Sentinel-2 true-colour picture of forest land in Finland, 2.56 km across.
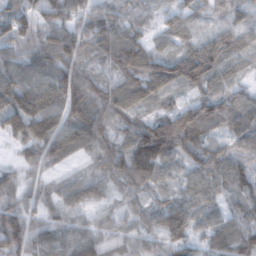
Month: February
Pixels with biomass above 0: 95%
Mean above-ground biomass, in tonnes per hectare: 78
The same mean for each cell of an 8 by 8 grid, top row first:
79 89 71 73 32 40 32 35
76 124 92 107 80 53 89 57
103 96 107 63 114 93 89 32
136 116 122 87 49 94 98 98
52 112 98 80 149 118 75 83
36 33 40 72 84 43 94 93
86 49 56 37 30 70 60 62
145 87 92 41 37 61 59 97
